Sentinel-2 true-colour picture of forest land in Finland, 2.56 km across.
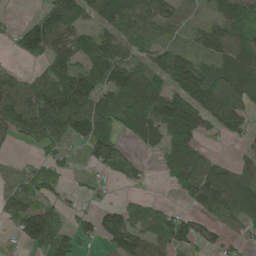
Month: May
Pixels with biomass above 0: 72%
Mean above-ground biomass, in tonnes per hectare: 79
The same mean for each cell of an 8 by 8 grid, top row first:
5 113 94 142 94 60 40 92
58 136 89 98 54 61 87 95
85 90 140 112 106 126 117 113
105 138 123 86 89 133 115 85
24 48 46 110 39 85 22 34
46 80 23 38 19 69 103 87
91 81 26 52 50 20 62 91
45 126 68 102 99 113 61 35
